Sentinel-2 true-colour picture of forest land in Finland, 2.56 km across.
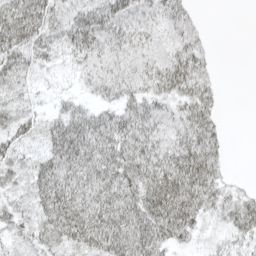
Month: April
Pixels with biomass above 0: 82%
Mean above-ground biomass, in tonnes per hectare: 42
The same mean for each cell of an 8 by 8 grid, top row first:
66 50 36 45 28 40 2 0
67 41 49 35 30 47 15 0
44 17 23 58 54 64 31 0
35 20 40 37 51 40 48 0
36 40 70 63 55 46 57 0
33 63 53 60 64 71 56 2
35 63 70 72 68 80 34 42
23 54 58 70 69 34 10 25
